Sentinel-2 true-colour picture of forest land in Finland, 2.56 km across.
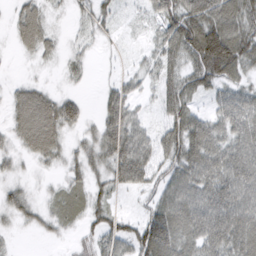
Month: March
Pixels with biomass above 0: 81%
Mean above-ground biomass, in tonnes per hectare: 47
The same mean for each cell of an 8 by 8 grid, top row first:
49 29 19 23 17 86 101 71
42 30 14 8 14 72 131 87
16 7 14 15 24 51 60 39
44 73 41 54 14 65 29 65
30 67 22 68 54 80 75 53
18 9 28 49 58 53 64 70
42 20 21 32 28 81 72 75
5 9 24 50 91 80 69 83
